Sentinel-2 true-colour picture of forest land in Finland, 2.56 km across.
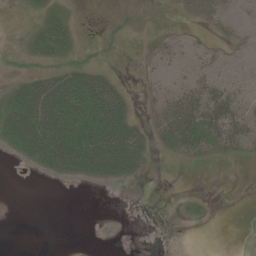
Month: June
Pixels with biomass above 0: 45%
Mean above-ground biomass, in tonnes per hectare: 19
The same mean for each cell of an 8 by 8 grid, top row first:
1 21 3 5 6 10 32 7
4 34 12 6 8 12 15 5
16 44 56 24 6 7 28 12
48 83 68 65 7 45 47 28
30 72 71 74 31 28 33 28
0 13 26 27 7 1 2 1
0 0 0 0 0 2 5 0
0 0 1 0 0 0 0 0
